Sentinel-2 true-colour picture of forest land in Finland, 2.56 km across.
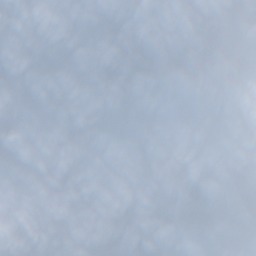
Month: November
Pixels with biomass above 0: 93%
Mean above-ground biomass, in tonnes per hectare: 85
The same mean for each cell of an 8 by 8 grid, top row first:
54 66 119 76 64 43 68 87
72 99 113 93 88 61 93 82
103 84 89 86 73 92 87 74
79 38 80 90 79 80 88 57
92 137 75 72 65 92 74 105
110 101 163 78 70 67 76 107
124 73 106 44 65 62 83 119
100 105 103 100 80 101 85 71
